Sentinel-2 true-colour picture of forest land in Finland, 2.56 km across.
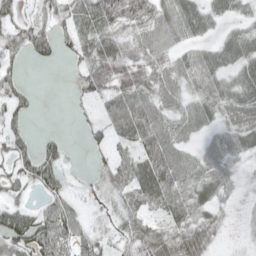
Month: May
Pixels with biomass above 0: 75%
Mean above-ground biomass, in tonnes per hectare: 42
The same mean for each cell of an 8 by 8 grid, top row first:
26 32 53 53 50 76 48 27
36 35 45 44 44 44 37 60
33 0 36 63 52 52 58 51
35 0 10 52 65 45 49 57
39 29 6 34 56 53 32 52
41 57 9 42 74 61 57 16
46 42 20 19 41 55 42 8
92 87 46 21 46 56 36 6
